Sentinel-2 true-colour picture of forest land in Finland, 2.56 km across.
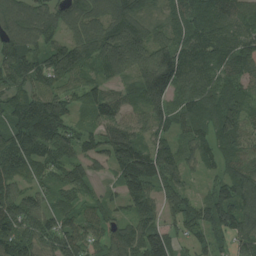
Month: August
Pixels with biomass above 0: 94%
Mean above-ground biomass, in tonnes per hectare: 91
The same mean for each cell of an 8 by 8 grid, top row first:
111 96 92 108 57 73 108 91
99 85 98 120 113 113 98 88
82 99 68 53 150 141 90 73
97 157 46 85 89 79 97 94
114 119 73 135 88 64 81 96
74 59 83 50 164 71 32 96
110 61 56 49 87 69 99 111
105 80 111 87 140 69 62 85
